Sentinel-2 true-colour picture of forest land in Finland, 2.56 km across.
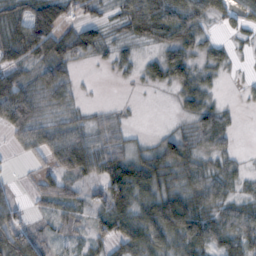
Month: November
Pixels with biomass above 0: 75%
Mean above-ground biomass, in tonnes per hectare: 38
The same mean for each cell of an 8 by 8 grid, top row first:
37 61 24 13 70 52 35 30
50 59 50 20 11 49 27 6
44 48 9 4 17 41 21 4
65 24 15 17 0 8 41 7
19 53 68 46 16 59 37 5
6 35 44 77 74 44 45 24
31 29 33 80 52 91 46 38
74 26 18 56 63 55 62 51
